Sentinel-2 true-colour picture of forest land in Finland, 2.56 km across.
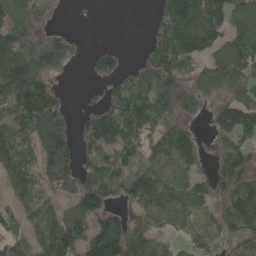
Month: May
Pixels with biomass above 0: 73%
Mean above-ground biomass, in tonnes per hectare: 106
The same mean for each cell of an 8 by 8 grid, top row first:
108 51 0 0 2 142 139 119
128 169 32 39 40 141 113 157
173 88 3 84 132 137 142 152
118 200 33 127 143 128 74 180
82 192 95 149 101 140 70 101
92 141 139 125 116 87 90 124
58 65 120 82 129 124 92 162
57 121 106 196 121 55 92 97
